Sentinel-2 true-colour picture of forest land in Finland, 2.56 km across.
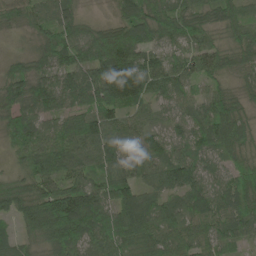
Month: June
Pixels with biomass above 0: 96%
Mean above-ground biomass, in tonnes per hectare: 86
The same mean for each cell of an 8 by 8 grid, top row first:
51 70 41 26 109 103 64 73
11 78 96 137 95 64 67 73
89 82 104 171 128 94 59 47
81 79 83 88 55 58 95 76
76 89 112 94 79 60 90 82
47 102 69 86 66 107 73 95
95 166 163 106 124 77 92 91
49 91 120 102 107 97 73 62
